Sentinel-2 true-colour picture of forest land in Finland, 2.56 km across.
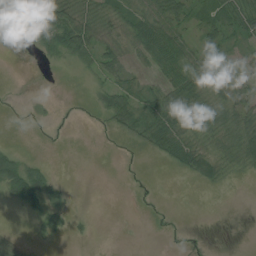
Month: August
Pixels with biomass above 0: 48%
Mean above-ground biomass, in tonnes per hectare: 20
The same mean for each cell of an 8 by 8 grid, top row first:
40 77 32 20 34 41 19 57
0 29 55 27 40 53 30 11
0 0 4 30 20 46 33 22
0 2 1 43 47 50 39 34
4 0 0 1 22 50 23 52
67 27 0 0 1 4 26 8
19 40 1 0 1 1 0 0
7 9 3 0 0 1 1 0
